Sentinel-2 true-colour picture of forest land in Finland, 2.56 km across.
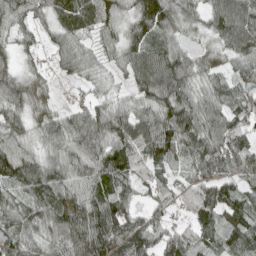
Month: April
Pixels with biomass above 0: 90%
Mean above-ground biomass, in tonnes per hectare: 69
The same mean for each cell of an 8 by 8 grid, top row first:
76 50 81 76 114 80 68 102
39 32 47 31 84 55 31 79
50 27 33 22 88 101 48 52
59 36 46 65 66 108 83 77
63 53 82 80 89 95 90 66
100 90 79 89 55 36 70 44
68 98 107 108 32 39 91 62
73 69 96 120 90 60 44 78
